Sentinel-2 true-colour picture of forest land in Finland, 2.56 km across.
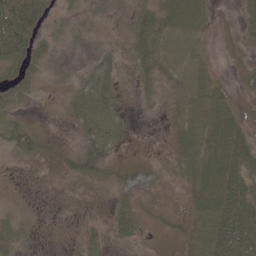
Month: May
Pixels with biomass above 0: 76%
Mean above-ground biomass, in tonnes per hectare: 20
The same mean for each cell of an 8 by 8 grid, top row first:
86 28 8 5 19 29 16 12
82 19 5 9 28 9 7 8
30 6 14 23 15 13 25 12
9 3 22 15 3 12 33 15
36 15 20 22 1 20 37 43
5 5 30 17 13 7 46 43
8 3 4 17 9 7 36 53
21 5 14 15 6 14 29 68
